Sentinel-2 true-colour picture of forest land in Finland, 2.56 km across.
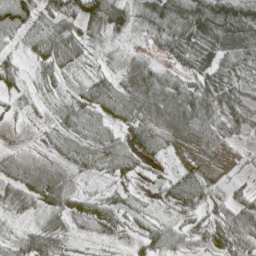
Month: April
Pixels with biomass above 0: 87%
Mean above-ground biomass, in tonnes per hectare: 49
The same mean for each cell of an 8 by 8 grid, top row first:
99 60 80 78 56 61 122 96
32 67 60 13 16 48 91 66
33 32 21 34 73 46 73 59
20 20 54 53 61 73 87 80
9 18 48 57 61 23 62 23
54 76 24 37 23 36 43 18
22 43 29 44 25 48 58 71
35 46 11 8 36 42 57 85
